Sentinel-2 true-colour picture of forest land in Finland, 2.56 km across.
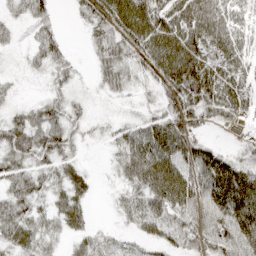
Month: April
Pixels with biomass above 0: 84%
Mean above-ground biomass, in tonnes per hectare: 64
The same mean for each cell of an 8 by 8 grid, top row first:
23 35 22 102 120 117 105 45
14 53 5 50 91 148 115 76
13 25 13 35 26 121 152 103
29 45 24 10 23 72 71 78
66 69 21 30 116 118 43 24
55 43 34 14 110 134 129 132
59 33 41 10 60 96 95 186
53 32 25 20 42 50 66 113
